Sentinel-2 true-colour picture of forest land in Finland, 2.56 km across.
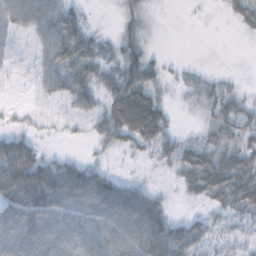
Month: October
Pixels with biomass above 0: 77%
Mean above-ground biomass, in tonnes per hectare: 44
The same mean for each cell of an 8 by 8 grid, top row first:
52 52 27 6 31 1 2 23
17 44 61 29 36 0 0 1
7 34 55 47 63 13 20 6
8 11 27 61 90 9 26 37
62 8 7 32 37 36 34 34
110 92 79 36 10 22 72 67
98 105 85 102 99 8 25 47
83 88 76 99 119 79 38 24
